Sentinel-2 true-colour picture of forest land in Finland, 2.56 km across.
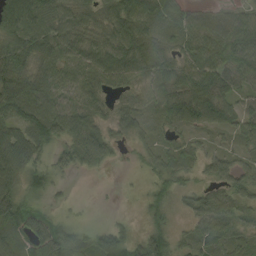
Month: September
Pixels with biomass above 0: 88%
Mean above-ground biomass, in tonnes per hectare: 57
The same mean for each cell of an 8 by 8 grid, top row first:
89 62 57 63 75 58 52 48
65 68 64 64 67 54 76 84
87 66 65 57 49 73 86 58
71 79 83 37 51 70 68 53
77 64 106 44 33 41 29 29
61 54 18 3 13 43 41 66
92 26 5 1 27 23 84 64
55 106 50 71 63 39 61 37
